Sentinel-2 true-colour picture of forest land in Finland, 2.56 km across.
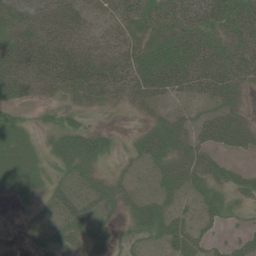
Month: June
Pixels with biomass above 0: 74%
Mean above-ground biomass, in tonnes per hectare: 31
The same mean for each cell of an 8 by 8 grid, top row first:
37 36 30 26 36 44 45 46
43 47 38 35 40 46 39 36
43 35 51 45 49 53 47 30
21 15 24 5 14 16 26 31
33 20 48 19 38 43 34 34
31 21 27 18 9 43 38 25
10 21 34 17 35 25 27 11
5 26 26 17 25 47 27 24
